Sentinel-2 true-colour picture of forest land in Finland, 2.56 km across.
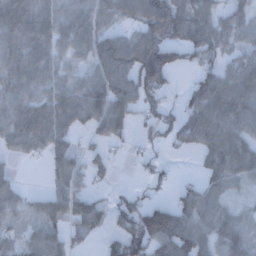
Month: December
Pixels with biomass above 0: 73%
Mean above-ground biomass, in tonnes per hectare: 58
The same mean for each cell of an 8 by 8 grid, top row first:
98 67 64 51 101 103 64 39
69 66 48 82 106 78 73 38
62 51 33 81 94 13 56 77
69 76 74 100 52 43 92 85
48 62 15 35 24 37 66 70
17 20 44 18 18 13 44 54
34 45 63 45 81 69 58 21
34 56 20 38 118 112 49 55
